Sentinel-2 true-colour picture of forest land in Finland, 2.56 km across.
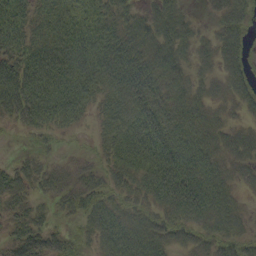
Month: September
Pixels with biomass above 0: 86%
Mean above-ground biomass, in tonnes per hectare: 53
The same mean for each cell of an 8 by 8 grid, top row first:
53 51 57 49 36 44 16 58
61 68 76 63 53 53 32 60
87 85 80 67 81 44 38 57
61 79 50 52 71 71 51 33
2 17 5 50 83 72 67 73
38 38 33 36 69 92 76 41
26 17 41 52 37 70 71 30
40 52 26 65 73 44 50 47
